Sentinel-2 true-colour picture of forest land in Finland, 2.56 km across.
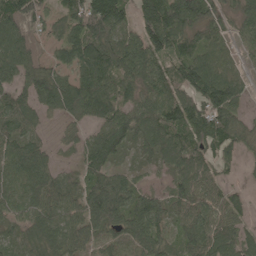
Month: May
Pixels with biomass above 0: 86%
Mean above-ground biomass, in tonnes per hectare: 92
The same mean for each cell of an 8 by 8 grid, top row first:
140 60 138 178 144 177 115 81
131 48 131 125 141 104 84 37
79 119 108 124 106 93 144 68
100 62 107 132 97 122 111 54
87 29 61 108 77 101 86 65
89 84 54 87 23 61 66 17
70 94 88 148 101 69 84 51
57 108 75 58 112 53 101 78
